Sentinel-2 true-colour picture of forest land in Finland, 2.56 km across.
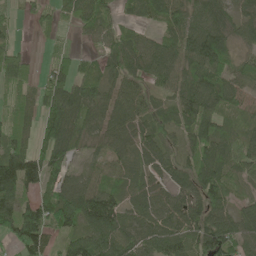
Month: May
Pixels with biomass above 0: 84%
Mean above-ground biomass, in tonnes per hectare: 71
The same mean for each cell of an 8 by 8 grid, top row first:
20 40 54 33 49 76 78 43
32 15 13 59 77 79 135 37
58 54 71 60 63 67 106 63
57 81 93 69 66 66 107 32
71 85 56 63 83 42 110 63
137 64 48 54 66 80 96 50
106 87 132 114 88 86 93 54
72 67 69 111 75 87 101 83
